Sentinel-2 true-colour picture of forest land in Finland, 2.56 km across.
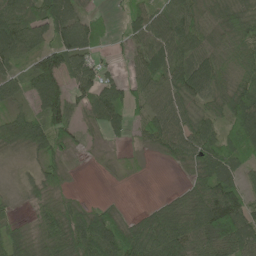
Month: May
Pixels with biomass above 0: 81%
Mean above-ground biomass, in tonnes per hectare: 66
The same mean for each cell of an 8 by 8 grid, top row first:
111 103 63 13 74 89 58 68
98 69 107 17 68 75 61 71
56 96 72 48 68 76 102 67
38 89 52 86 48 75 47 92
67 70 29 18 33 85 84 70
6 56 3 10 4 7 88 44
16 58 60 36 20 67 139 111
64 70 110 120 103 128 101 106
